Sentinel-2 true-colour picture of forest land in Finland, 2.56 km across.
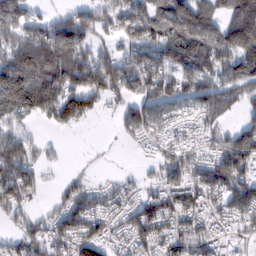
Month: February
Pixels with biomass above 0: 75%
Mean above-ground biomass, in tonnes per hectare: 91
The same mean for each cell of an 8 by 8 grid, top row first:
131 49 89 67 104 67 115 148
144 192 134 56 118 131 128 150
172 149 148 141 112 114 105 109
130 107 155 32 95 49 110 57
103 24 1 6 40 49 35 136
145 17 31 16 22 83 105 132
78 32 111 71 101 97 69 106
61 89 109 53 90 90 76 30
